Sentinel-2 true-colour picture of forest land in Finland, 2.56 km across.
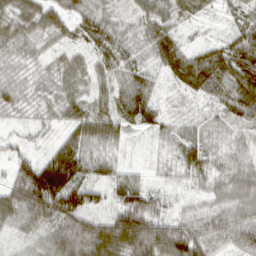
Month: March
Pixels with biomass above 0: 90%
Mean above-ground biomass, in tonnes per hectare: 53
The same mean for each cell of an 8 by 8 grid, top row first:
51 60 42 39 52 33 18 31
45 29 30 57 34 67 40 66
34 33 41 47 47 47 67 85
28 34 51 55 62 12 13 55
19 21 70 40 6 36 27 25
71 148 78 41 21 20 50 68
95 112 108 58 80 21 48 75
19 47 89 107 102 99 88 66
